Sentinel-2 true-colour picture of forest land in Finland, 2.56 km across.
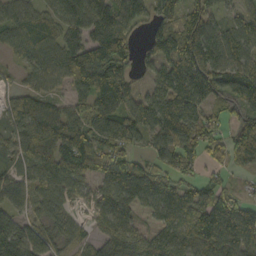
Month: October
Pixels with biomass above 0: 84%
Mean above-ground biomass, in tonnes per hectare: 88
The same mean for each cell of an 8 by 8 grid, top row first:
90 77 84 112 65 82 101 53
60 100 121 158 39 145 130 64
25 63 120 127 31 120 87 112
112 86 70 116 112 129 56 72
92 126 139 93 47 107 73 95
60 111 97 123 103 76 36 16
59 55 27 94 51 94 117 112
120 59 40 110 86 84 100 106
